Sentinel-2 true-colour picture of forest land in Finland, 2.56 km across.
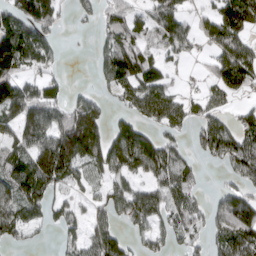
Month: March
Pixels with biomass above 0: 66%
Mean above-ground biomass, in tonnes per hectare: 76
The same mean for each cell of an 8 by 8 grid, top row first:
107 91 31 54 45 82 38 98
176 90 2 89 66 63 37 86
92 48 0 92 101 21 34 67
114 120 125 32 71 72 57 27
81 140 169 128 127 45 90 92
122 155 65 80 75 101 7 59
136 86 26 76 108 76 53 122
42 7 57 92 37 41 49 105
